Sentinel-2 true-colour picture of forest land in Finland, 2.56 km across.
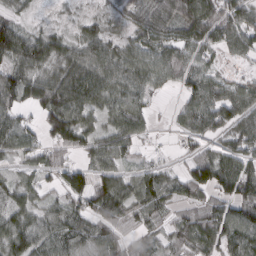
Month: March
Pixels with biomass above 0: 84%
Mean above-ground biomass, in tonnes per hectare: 67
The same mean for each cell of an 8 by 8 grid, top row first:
36 5 14 25 72 89 108 79
104 70 58 52 68 80 56 58
85 80 107 79 68 53 74 37
67 106 94 59 51 25 100 75
80 62 70 69 26 13 39 64
31 47 66 73 65 47 109 113
78 45 63 94 76 53 72 84
88 76 74 81 60 61 81 78
